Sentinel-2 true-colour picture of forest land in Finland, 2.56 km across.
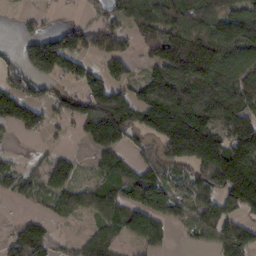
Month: February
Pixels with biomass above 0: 69%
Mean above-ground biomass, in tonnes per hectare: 90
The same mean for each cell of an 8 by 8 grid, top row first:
16 18 17 70 137 131 132 105
27 140 81 77 77 184 175 115
62 79 75 88 42 160 151 132
117 52 81 173 22 124 142 134
8 16 20 104 37 165 177 159
70 84 31 83 103 67 103 172
7 28 63 106 170 82 114 111
75 74 45 77 92 14 51 142
